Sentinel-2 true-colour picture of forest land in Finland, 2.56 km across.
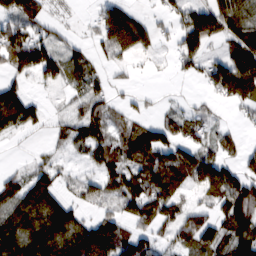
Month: February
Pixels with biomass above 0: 69%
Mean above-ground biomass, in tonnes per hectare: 77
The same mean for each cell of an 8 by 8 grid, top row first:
85 36 4 126 21 53 126 88
147 90 33 86 67 53 55 124
61 56 57 34 5 11 62 185
139 25 53 52 21 26 27 29
10 22 68 74 161 101 56 43
45 72 36 85 105 109 134 76
111 132 61 46 114 73 52 154
125 146 150 176 81 65 98 122
